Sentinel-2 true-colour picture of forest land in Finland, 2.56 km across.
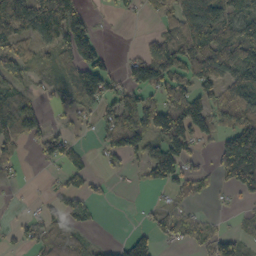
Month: October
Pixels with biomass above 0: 58%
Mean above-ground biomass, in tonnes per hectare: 61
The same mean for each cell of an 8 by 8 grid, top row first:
139 124 59 2 11 54 121 85
56 43 112 4 35 78 114 113
56 21 89 59 70 81 91 84
107 35 40 68 93 125 93 81
42 76 30 63 81 119 25 168
10 8 46 19 41 97 29 181
3 35 37 6 10 36 9 15
25 72 46 15 71 39 49 66
